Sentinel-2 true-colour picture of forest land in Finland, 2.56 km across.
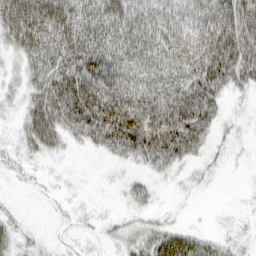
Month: March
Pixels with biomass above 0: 70%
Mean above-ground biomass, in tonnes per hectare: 47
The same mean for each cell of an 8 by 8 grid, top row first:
80 89 68 72 63 61 75 88
39 73 83 79 68 85 96 85
16 63 95 80 61 67 98 47
12 73 118 113 97 107 79 5
17 46 24 66 93 99 29 5
15 9 2 4 14 13 11 1
7 5 9 4 18 4 1 4
24 8 9 14 33 49 24 14
